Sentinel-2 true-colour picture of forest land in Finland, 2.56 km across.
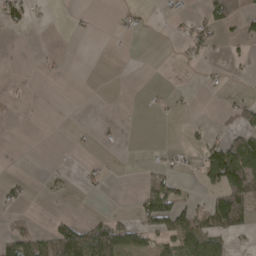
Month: April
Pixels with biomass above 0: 22%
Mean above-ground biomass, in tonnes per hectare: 22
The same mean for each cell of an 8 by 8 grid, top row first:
33 4 3 3 7 10 29 37
0 2 0 1 0 7 22 8
2 3 0 0 0 0 5 2
5 0 0 0 2 4 0 36
0 0 4 3 1 2 29 89
6 9 7 3 11 19 60 116
12 1 0 2 53 74 55 100
80 56 110 112 42 68 77 10
